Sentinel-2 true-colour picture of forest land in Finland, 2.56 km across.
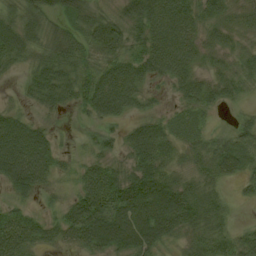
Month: August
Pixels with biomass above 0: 87%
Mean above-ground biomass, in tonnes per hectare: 51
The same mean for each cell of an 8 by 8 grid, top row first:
42 47 45 30 78 89 41 35
58 53 50 56 53 91 37 30
9 81 52 80 51 52 37 41
29 28 18 67 30 22 27 13
98 55 10 30 86 44 35 48
93 48 39 56 80 36 40 41
34 14 72 84 109 98 60 6
79 47 61 83 82 31 57 37
